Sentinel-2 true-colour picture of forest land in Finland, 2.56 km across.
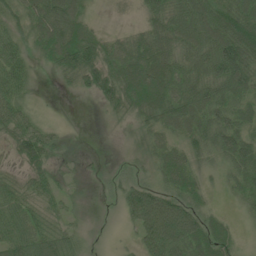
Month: June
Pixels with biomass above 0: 82%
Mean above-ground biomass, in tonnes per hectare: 54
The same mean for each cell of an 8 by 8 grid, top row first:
54 92 56 9 34 65 90 82
45 70 120 52 79 61 94 101
57 5 61 91 100 76 80 84
60 4 0 36 65 85 68 50
55 55 0 1 34 42 64 83
29 53 17 14 18 69 17 51
69 47 13 3 107 76 28 15
81 75 36 3 61 103 73 18
